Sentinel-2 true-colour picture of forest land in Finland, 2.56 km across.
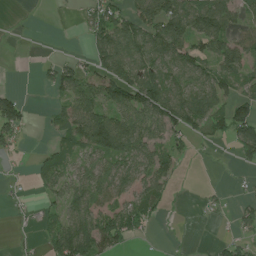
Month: July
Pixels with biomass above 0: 57%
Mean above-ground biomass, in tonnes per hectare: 55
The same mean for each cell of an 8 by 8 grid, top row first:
2 0 19 83 87 107 112 47
0 0 4 134 116 105 74 80
0 37 85 108 98 70 76 57
76 14 97 87 107 104 86 72
32 15 80 123 84 41 18 90
4 56 61 90 70 35 0 8
9 28 68 61 70 4 12 23
4 39 132 83 15 1 2 27
